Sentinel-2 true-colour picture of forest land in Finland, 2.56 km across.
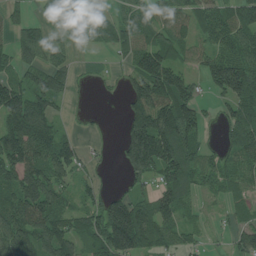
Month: July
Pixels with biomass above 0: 73%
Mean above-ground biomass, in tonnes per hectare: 88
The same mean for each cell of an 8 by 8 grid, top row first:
35 57 72 47 81 98 98 113
82 64 22 48 113 79 71 108
76 88 18 18 165 139 78 185
168 109 8 0 152 169 28 108
178 133 42 8 210 157 34 103
141 122 44 8 80 110 64 63
125 134 62 134 96 95 13 44
114 129 79 172 128 51 19 64
